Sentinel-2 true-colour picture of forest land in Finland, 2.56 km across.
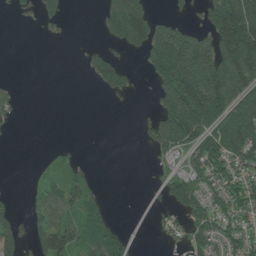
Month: June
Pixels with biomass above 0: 48%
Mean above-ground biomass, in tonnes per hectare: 73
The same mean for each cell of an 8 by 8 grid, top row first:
15 53 0 153 136 36 97 206
0 1 6 39 104 220 135 222
5 0 2 109 19 227 196 156
26 0 0 1 8 222 162 170
2 5 3 0 30 118 112 159
0 32 46 0 0 77 103 94
26 87 76 16 17 72 99 98
98 125 84 126 17 33 105 90
